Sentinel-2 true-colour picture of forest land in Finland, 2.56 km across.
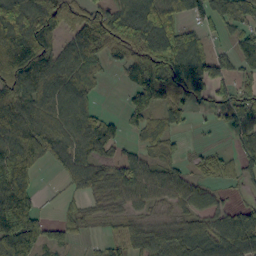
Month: September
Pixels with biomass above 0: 76%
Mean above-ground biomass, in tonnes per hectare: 72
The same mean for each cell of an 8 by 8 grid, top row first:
116 127 88 84 111 70 53 57
145 85 106 75 92 107 50 51
98 101 86 7 116 124 114 44
95 80 76 10 69 48 29 93
101 95 77 57 34 20 11 50
103 6 68 82 84 57 45 54
136 6 38 40 40 34 55 42
141 55 18 35 97 106 98 129
